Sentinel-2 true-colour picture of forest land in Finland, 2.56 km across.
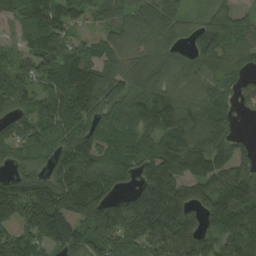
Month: August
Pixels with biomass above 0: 90%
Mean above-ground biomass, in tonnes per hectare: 129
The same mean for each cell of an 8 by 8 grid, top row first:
82 155 74 87 130 103 56 61
50 149 92 100 89 83 139 111
119 107 184 127 119 119 103 80
91 131 148 117 148 151 129 45
121 142 170 109 109 149 133 71
91 122 220 136 133 187 125 142
142 226 196 157 226 221 134 173
132 153 141 157 150 189 78 137
